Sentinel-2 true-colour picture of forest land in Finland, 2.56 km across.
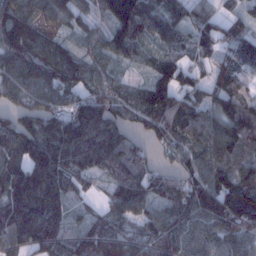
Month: January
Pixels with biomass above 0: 90%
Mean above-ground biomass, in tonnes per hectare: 99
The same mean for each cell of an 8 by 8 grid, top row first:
94 83 71 130 127 66 80 41
102 73 42 94 55 54 74 82
126 128 82 54 33 91 66 76
73 115 124 86 88 129 91 107
110 163 175 140 54 81 92 128
120 178 95 72 85 58 98 99
167 196 33 71 85 104 154 229
116 138 96 118 76 98 95 91
